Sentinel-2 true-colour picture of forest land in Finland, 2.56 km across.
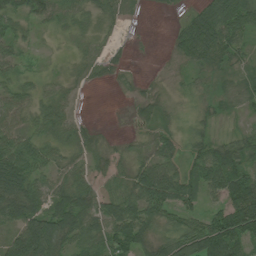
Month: July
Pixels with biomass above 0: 79%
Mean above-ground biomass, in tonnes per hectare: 44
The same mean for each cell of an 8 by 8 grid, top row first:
45 40 32 22 4 7 76 85
39 6 12 10 1 34 82 39
41 18 10 8 6 9 16 28
53 48 10 0 22 10 18 20
67 47 41 13 23 29 45 38
90 46 39 32 67 59 82 76
84 62 77 58 86 55 34 103
81 140 49 67 54 58 105 78
